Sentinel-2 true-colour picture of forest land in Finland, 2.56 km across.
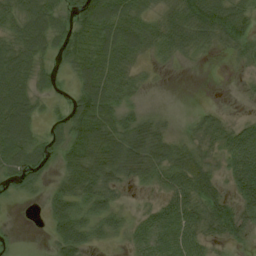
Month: August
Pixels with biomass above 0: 79%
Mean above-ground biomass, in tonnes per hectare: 46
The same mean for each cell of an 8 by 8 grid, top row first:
55 71 67 75 36 52 80 57
63 47 60 66 44 43 21 37
82 28 44 57 12 1 1 6
92 17 68 56 19 3 20 4
92 41 78 70 72 24 32 68
56 27 72 43 42 67 51 76
4 35 49 42 17 67 58 57
6 18 64 21 51 73 33 24
